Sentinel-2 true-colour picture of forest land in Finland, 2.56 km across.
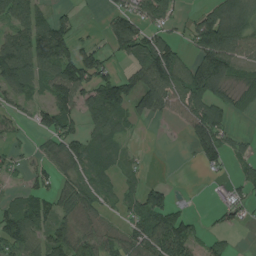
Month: August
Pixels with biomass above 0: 63%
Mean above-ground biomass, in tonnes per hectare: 65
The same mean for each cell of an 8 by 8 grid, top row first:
77 47 12 49 68 36 85 108
109 153 62 55 117 62 150 90
120 77 134 103 115 127 173 37
37 82 76 95 61 48 107 24
20 38 78 44 3 1 113 26
20 44 64 36 23 0 18 37
68 59 64 23 78 39 14 50
77 81 53 47 78 122 35 3
